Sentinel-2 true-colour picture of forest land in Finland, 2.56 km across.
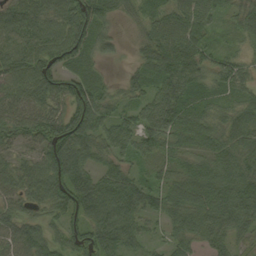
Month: September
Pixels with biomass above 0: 93%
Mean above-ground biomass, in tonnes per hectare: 67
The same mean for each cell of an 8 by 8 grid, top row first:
78 68 99 44 41 68 63 50
73 79 86 37 45 92 50 28
68 82 74 20 53 101 63 70
66 65 104 56 63 100 69 64
41 94 92 79 66 57 62 75
62 83 72 68 41 58 87 83
50 54 86 93 73 72 80 85
53 62 77 78 41 50 52 39
